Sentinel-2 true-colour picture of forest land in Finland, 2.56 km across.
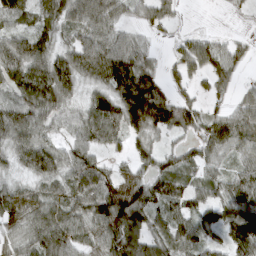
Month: April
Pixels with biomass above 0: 87%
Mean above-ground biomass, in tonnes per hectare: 72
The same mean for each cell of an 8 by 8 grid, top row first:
63 62 80 71 35 27 1 6
87 72 75 87 42 27 61 32
95 114 75 120 113 36 52 26
93 81 51 93 136 102 45 56
84 64 72 52 54 31 86 80
44 76 88 64 58 81 50 81
72 80 77 138 112 74 77 120
54 106 74 109 101 77 60 123
